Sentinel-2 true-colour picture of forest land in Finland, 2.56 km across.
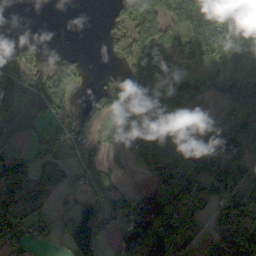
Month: October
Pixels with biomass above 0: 68%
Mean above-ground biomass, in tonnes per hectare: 80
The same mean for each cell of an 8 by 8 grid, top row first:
0 0 0 27 120 102 184 205
49 10 2 24 106 75 128 154
112 114 39 23 112 135 97 164
42 55 38 59 102 93 81 134
24 77 65 30 98 82 123 93
96 27 39 33 31 174 121 78
82 31 62 61 99 121 46 68
101 48 150 48 134 117 44 125
